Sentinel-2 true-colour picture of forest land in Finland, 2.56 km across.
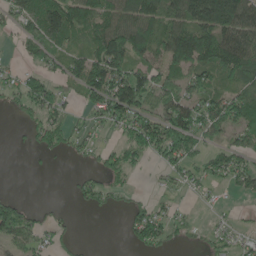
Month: May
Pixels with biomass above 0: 62%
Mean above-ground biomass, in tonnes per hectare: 67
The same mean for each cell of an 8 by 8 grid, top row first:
69 158 128 103 141 87 146 142
18 79 52 186 107 121 142 135
40 54 94 153 102 77 73 87
31 69 27 97 76 122 95 102
6 56 29 27 89 97 42 63
0 3 23 46 8 45 59 63
89 18 12 23 45 22 10 9
66 38 17 0 73 27 20 30
